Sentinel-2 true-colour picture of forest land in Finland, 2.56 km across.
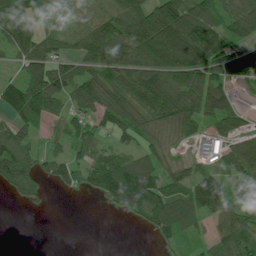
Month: July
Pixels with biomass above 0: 76%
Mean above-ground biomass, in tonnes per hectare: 81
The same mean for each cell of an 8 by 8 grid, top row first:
94 55 61 103 145 142 105 113
66 63 88 120 133 191 149 60
62 149 98 97 143 131 111 57
111 99 63 106 115 146 119 66
97 30 67 43 57 47 123 67
109 46 59 135 115 64 77 76
5 9 0 28 97 105 104 63
0 0 0 0 3 51 42 104
